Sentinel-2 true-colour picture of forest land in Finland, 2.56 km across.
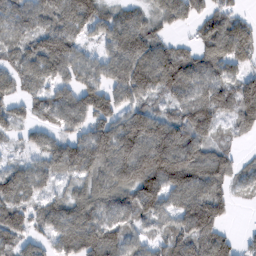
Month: February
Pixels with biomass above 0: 85%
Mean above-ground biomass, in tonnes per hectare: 85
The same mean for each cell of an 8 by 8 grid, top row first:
82 80 111 63 54 76 61 36
73 110 57 91 130 56 87 88
72 73 77 93 145 114 87 85
46 67 98 104 99 61 97 108
22 63 90 149 154 153 77 20
76 55 70 83 136 137 102 50
91 62 92 100 105 80 152 10
76 48 115 87 44 78 119 29
